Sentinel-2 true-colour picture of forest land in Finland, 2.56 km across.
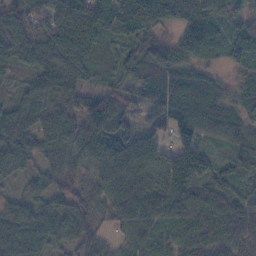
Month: November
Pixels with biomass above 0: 95%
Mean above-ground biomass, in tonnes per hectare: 72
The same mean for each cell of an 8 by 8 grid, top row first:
110 99 118 114 111 75 91 46
94 96 92 49 69 79 78 57
38 84 48 44 89 79 54 41
84 65 102 123 29 84 73 56
94 59 79 68 53 74 38 58
35 56 50 78 80 128 80 49
54 62 52 68 88 77 80 71
105 74 53 27 71 69 75 57
